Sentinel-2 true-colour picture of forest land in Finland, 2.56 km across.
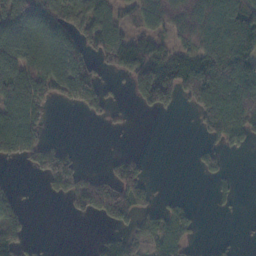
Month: November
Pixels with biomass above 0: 53%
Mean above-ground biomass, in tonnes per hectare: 69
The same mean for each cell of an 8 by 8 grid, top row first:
135 122 87 59 74 80 113 132
105 109 81 89 90 59 110 146
124 119 125 22 141 131 201 170
117 39 26 27 21 18 137 138
125 48 6 1 0 0 47 45
4 108 82 52 49 0 39 12
76 0 43 145 49 58 5 7
87 3 0 47 59 80 10 7
